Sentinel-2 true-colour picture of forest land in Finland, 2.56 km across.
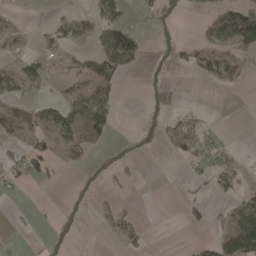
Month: April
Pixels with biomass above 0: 27%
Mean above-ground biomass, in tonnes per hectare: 23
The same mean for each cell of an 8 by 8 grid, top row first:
6 9 26 61 14 20 29 105
4 16 17 120 38 15 30 56
32 20 18 26 3 5 45 33
35 34 60 32 4 20 5 0
14 23 47 8 5 30 29 2
23 19 1 12 2 1 20 27
3 1 1 20 0 2 21 58
3 3 1 10 17 0 20 137
